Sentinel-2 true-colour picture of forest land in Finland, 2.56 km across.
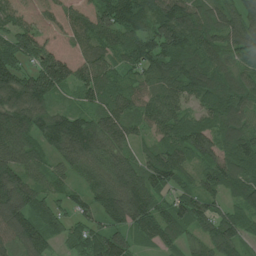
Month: July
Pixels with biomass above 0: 95%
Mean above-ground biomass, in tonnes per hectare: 106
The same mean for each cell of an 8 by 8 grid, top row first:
98 103 117 133 94 154 104 97
131 166 106 98 118 124 103 103
141 176 107 85 66 110 111 90
127 96 79 104 78 88 77 103
119 78 164 119 56 121 101 125
149 64 63 124 131 106 105 114
175 87 72 129 127 109 100 83
108 83 66 108 56 69 94 93
